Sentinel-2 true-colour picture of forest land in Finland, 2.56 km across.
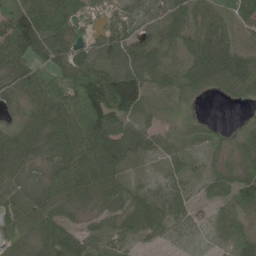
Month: May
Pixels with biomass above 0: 91%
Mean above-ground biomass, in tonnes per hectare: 60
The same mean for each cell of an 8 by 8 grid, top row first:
73 123 32 21 49 54 49 51
104 100 49 61 68 47 63 32
58 89 126 118 78 43 42 56
31 110 161 132 38 15 4 3
72 57 136 122 61 19 29 41
40 55 119 82 21 37 43 70
62 64 31 40 82 62 28 44
46 76 66 32 23 27 12 44
